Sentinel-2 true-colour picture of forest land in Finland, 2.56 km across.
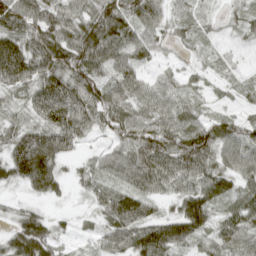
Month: April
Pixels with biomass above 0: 86%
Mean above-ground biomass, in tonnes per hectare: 58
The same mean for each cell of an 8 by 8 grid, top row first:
78 65 60 86 78 27 19 26
76 87 100 79 58 21 17 18
67 82 80 62 40 32 19 16
30 88 87 67 52 61 23 20
66 105 33 34 84 80 85 73
66 119 30 47 80 72 76 73
15 15 6 73 54 41 84 57
78 78 10 52 100 87 39 63
